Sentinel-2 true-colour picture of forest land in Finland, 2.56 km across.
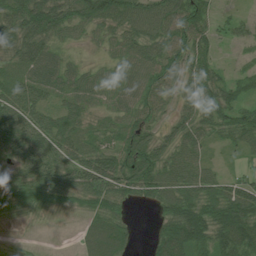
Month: July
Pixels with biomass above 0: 88%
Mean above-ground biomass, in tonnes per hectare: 66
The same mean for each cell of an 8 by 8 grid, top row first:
93 112 74 97 87 90 51 23
76 66 16 40 75 72 53 22
67 70 52 60 73 63 74 46
99 68 67 49 75 42 80 64
79 82 68 61 80 63 41 42
59 76 86 112 103 78 66 40
50 55 39 63 18 90 85 115
10 2 32 90 11 112 85 104
